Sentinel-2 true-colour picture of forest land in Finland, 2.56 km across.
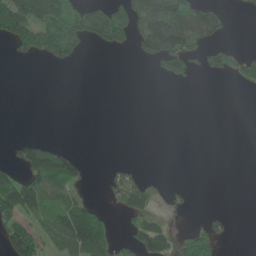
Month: June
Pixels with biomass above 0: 32%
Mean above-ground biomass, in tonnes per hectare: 39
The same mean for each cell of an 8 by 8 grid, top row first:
132 131 112 124 118 162 98 4
35 87 55 48 62 118 45 6
0 0 0 0 0 34 6 28
0 0 0 0 0 0 0 0
25 25 1 0 0 0 0 0
42 144 48 15 12 0 0 0
86 58 61 11 48 14 2 0
95 43 128 47 75 55 64 0
